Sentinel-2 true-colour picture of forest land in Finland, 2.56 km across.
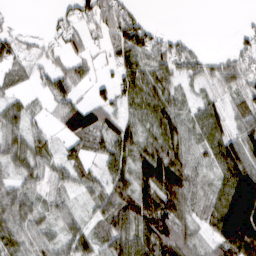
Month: March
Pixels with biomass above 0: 78%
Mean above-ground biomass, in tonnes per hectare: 60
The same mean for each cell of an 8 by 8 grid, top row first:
5 7 51 76 22 0 0 3
45 23 45 60 82 54 4 30
42 50 43 42 78 53 51 63
53 27 85 54 62 66 58 50
66 38 48 76 62 75 69 91
54 42 45 72 94 119 42 118
85 47 28 85 108 91 48 171
66 47 62 85 103 104 51 147
